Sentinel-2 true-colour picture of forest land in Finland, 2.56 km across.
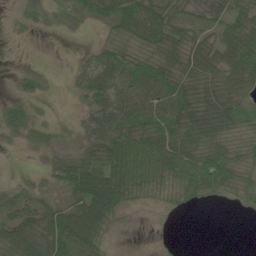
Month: June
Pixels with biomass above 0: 74%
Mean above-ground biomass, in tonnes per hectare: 46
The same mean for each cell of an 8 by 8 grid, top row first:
12 19 21 49 80 53 40 50
0 2 4 38 52 76 54 92
14 12 30 63 63 80 69 78
45 5 17 71 62 71 89 55
13 30 22 72 74 80 67 37
7 24 91 89 65 66 89 43
45 42 70 97 10 19 7 15
74 91 105 14 0 2 0 0
